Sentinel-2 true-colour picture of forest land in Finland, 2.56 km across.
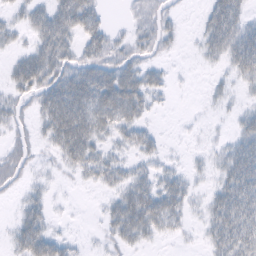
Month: February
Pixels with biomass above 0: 64%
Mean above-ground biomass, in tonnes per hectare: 26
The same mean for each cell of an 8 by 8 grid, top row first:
15 48 55 4 20 11 27 37
15 53 29 30 26 7 29 47
32 46 53 56 37 3 5 20
21 41 59 54 23 1 3 13
18 15 58 17 21 2 5 31
20 6 15 26 23 18 9 51
9 17 1 23 56 32 23 55
23 37 4 16 20 6 19 50
